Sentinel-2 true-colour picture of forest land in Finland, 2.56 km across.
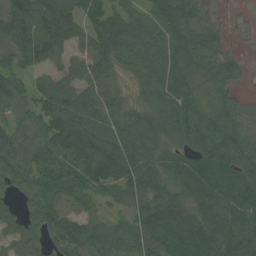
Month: July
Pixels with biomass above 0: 90%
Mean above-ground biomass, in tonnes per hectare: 83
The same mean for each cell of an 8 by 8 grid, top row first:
135 124 97 95 82 107 41 6
103 132 77 126 101 109 79 7
70 76 87 51 76 105 79 29
63 100 89 67 62 101 85 57
90 97 121 98 90 58 82 92
84 77 87 94 103 64 74 89
36 87 69 34 74 93 92 101
59 56 103 80 88 93 95 100
